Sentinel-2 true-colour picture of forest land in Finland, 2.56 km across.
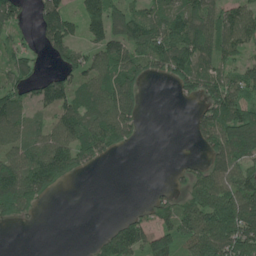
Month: June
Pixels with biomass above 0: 66%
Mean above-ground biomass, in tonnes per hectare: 75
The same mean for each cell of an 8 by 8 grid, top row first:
73 97 75 113 77 97 103 95
53 63 63 104 108 121 88 83
77 76 73 108 63 66 91 97
79 50 116 139 37 1 77 104
74 107 121 80 6 2 63 142
130 125 20 0 0 14 89 117
86 6 0 0 33 86 123 151
0 0 0 90 106 92 140 140
